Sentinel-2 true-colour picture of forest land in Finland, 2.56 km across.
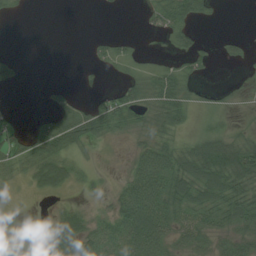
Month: July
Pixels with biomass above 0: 55%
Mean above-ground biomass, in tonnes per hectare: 29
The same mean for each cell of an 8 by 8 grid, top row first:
6 0 0 2 12 60 20 0
0 0 0 24 3 23 6 19
16 1 3 7 38 53 5 3
8 19 37 63 39 57 11 3
37 66 38 11 25 32 60 45
17 43 13 3 72 69 78 78
2 3 14 28 84 56 55 57
3 40 59 56 78 34 35 36
